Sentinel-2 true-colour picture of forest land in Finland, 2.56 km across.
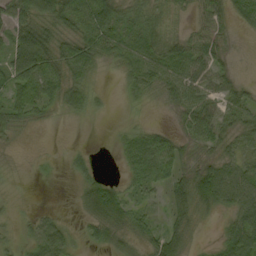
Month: September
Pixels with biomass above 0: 74%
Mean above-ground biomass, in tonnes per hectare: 32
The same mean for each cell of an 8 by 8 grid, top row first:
59 55 61 59 48 18 35 31
71 52 50 35 55 42 41 4
53 52 39 3 44 53 38 17
31 14 28 5 6 25 44 43
9 0 2 4 46 33 32 31
3 2 21 7 36 34 61 63
5 5 15 60 26 30 30 64
14 53 13 31 28 33 4 67
